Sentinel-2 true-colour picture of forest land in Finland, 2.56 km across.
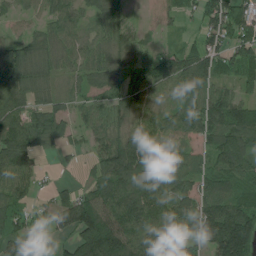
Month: July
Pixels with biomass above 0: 84%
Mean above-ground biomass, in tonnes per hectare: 78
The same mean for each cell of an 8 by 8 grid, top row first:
28 49 50 46 3 23 83 117
64 65 51 52 32 30 83 76
97 45 44 54 77 88 87 51
97 73 40 70 61 69 121 109
134 58 22 94 111 51 71 109
94 9 12 126 138 97 85 96
63 44 130 111 124 86 115 117
66 37 131 158 93 75 112 199
